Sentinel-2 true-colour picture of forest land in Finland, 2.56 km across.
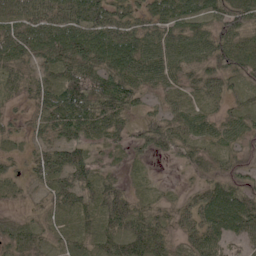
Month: June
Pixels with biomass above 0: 90%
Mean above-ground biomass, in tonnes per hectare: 48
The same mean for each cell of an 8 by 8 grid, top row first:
49 65 62 72 47 67 52 57
62 68 77 94 67 61 56 49
41 40 95 80 54 38 49 32
12 60 98 84 34 37 28 32
15 40 56 35 35 53 38 35
19 47 55 24 17 5 35 37
9 22 43 53 33 29 73 83
37 23 31 57 81 31 64 32
